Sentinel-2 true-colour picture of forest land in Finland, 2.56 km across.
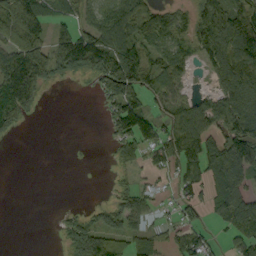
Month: September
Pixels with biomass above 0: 63%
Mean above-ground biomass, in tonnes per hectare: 56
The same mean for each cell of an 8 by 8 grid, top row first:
106 47 43 74 107 70 72 129
68 73 108 110 79 64 84 156
130 46 13 95 86 56 19 118
72 1 0 51 88 63 73 110
2 0 1 27 76 84 78 95
0 0 0 13 18 35 61 80
0 0 12 51 43 19 20 90
0 0 89 99 48 36 36 49
